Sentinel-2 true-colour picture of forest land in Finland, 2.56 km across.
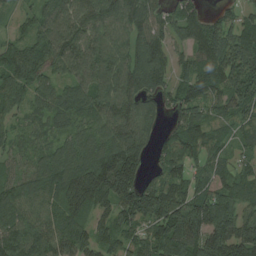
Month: August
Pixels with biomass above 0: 91%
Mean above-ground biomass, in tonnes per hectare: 100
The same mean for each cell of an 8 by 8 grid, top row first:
29 88 111 102 122 90 61 58
77 118 103 88 116 71 140 151
103 83 90 111 106 70 113 146
55 70 81 95 72 61 62 80
51 52 79 107 71 89 78 49
73 116 156 212 76 83 67 66
108 84 129 101 155 177 180 96
121 111 99 77 98 171 184 184
